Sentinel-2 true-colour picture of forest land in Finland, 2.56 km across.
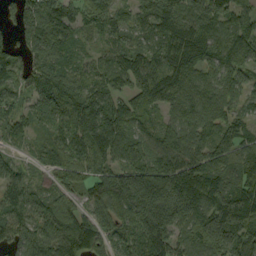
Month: September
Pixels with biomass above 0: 93%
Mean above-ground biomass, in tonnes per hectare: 97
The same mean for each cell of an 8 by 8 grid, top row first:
67 121 81 85 73 116 109 68
64 126 53 68 79 116 111 115
86 113 82 84 113 99 77 69
68 81 98 92 78 70 93 60
33 64 93 122 87 117 90 95
72 50 61 100 147 159 124 89
109 91 59 110 184 162 131 150
94 109 149 85 116 97 126 120
